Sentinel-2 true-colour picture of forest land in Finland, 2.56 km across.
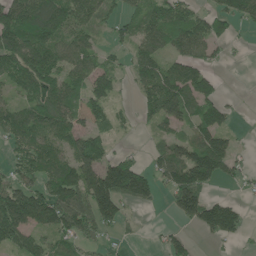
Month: June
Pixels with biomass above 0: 67%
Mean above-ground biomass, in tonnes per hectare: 77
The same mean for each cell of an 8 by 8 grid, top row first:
148 157 97 47 88 103 68 83
135 112 94 30 81 76 63 5
87 107 78 64 93 135 70 0
80 125 75 49 41 110 89 6
65 94 98 38 7 75 117 15
60 99 138 147 88 100 127 29
165 148 110 106 19 62 111 39
93 50 53 12 3 39 18 25
